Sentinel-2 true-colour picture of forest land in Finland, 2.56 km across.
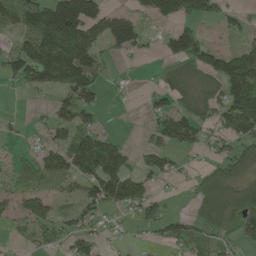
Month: May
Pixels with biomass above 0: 58%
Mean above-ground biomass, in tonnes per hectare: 76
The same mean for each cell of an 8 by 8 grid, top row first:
95 176 198 84 52 112 76 39
58 228 181 70 39 96 74 51
56 156 134 15 5 82 78 154
5 32 105 3 19 86 67 167
13 40 130 103 35 78 46 77
56 72 110 158 75 37 72 61
63 83 58 61 75 4 96 102
13 44 61 16 12 75 68 55
